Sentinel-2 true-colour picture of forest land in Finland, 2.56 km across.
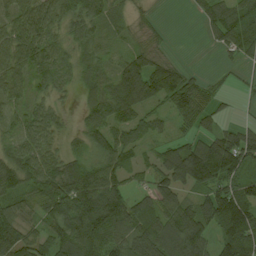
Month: August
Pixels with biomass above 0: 85%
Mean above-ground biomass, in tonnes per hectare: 76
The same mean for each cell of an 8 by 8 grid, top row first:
74 98 107 63 18 0 59 95
94 84 53 30 42 3 9 85
68 72 49 62 150 106 22 14
48 60 36 95 58 81 56 7
59 59 42 91 43 57 93 114
99 92 96 78 37 102 124 84
75 78 139 147 77 93 97 138
116 69 119 88 120 116 77 149
